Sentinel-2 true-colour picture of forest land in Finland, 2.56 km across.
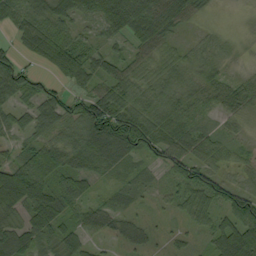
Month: September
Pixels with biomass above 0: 82%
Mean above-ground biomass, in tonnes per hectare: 48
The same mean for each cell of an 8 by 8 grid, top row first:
47 66 49 88 85 63 14 8
34 82 46 25 43 28 23 10
80 29 50 54 40 52 38 19
37 59 68 106 58 51 27 33
24 59 71 114 82 59 44 17
93 84 64 26 19 47 59 19
53 79 26 31 8 23 53 86
74 42 41 20 24 12 26 101
